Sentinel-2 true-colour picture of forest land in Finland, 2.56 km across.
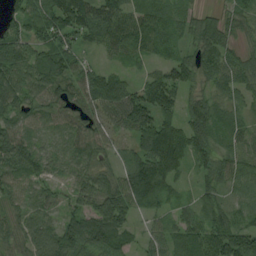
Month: August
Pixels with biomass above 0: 93%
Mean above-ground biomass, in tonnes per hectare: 67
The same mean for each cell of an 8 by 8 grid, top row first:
58 99 119 82 63 46 31 48
86 85 67 54 60 35 79 41
93 94 71 66 49 80 62 69
57 53 71 79 138 67 70 35
87 34 64 40 97 103 61 41
60 39 47 56 138 48 54 47
37 46 71 146 51 31 50 41
50 66 94 101 31 53 98 100
